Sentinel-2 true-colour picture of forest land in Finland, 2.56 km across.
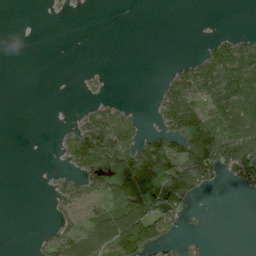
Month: July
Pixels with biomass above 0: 36%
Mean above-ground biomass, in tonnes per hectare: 41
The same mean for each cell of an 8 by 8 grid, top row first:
0 4 0 0 0 0 0 0
0 0 0 0 0 0 32 79
0 0 4 1 0 62 103 137
0 0 16 55 8 117 66 122
0 0 77 103 69 67 150 119
0 7 51 73 140 134 82 64
0 8 55 72 124 74 3 0
0 30 86 110 112 22 9 0
